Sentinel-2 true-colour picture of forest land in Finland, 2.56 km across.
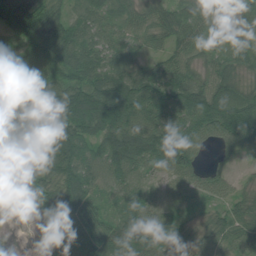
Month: July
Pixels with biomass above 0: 94%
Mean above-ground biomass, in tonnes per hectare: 65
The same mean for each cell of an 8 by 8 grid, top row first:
108 80 50 57 50 72 62 66
48 95 79 55 34 57 40 49
46 67 66 81 69 67 57 48
69 83 109 121 92 84 96 85
99 98 88 119 117 96 41 65
67 68 91 71 37 56 54 18
9 33 73 43 62 28 32 42
7 32 61 84 66 51 46 49
